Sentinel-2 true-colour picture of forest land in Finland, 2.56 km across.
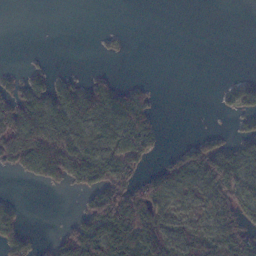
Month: November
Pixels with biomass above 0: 46%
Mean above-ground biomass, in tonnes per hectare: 42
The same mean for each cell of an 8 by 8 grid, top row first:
0 0 0 0 0 0 0 0
0 1 0 8 0 0 0 0
22 42 23 20 7 0 0 19
85 102 98 71 75 0 0 47
72 93 58 68 76 7 43 55
13 57 76 101 42 53 81 80
29 0 23 125 100 37 40 87
74 14 116 116 129 45 49 96
